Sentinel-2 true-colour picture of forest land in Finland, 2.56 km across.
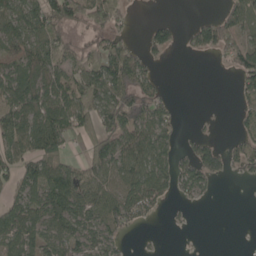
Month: May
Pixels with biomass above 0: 60%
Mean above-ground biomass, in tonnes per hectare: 51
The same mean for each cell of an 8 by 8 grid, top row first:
70 82 75 74 0 2 18 70
60 84 34 51 38 27 59 67
72 69 67 94 61 0 0 34
100 90 92 82 99 20 1 23
72 98 41 72 77 29 37 32
49 96 68 59 85 57 58 13
60 86 67 77 57 7 2 0
83 73 67 48 2 0 0 0
